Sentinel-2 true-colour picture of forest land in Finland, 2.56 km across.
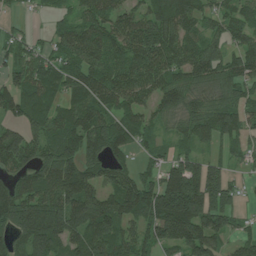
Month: July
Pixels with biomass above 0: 84%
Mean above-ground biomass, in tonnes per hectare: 104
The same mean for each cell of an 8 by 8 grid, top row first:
19 34 79 94 94 177 65 79
66 56 136 109 135 136 89 68
90 112 114 116 122 79 85 100
82 122 121 94 81 76 109 86
123 107 125 126 51 49 59 57
82 153 150 92 68 155 153 28
174 183 141 118 152 222 173 46
82 164 104 120 91 118 106 52
